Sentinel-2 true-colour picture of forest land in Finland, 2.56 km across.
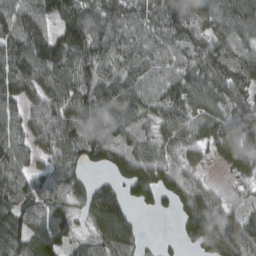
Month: March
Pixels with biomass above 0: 89%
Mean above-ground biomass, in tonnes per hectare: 93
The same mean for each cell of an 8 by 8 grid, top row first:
132 108 127 112 89 109 91 114
118 131 121 96 84 84 103 76
122 114 106 101 97 94 100 100
79 103 113 119 86 89 79 102
105 85 115 147 98 83 70 108
92 80 53 54 123 98 27 54
98 95 63 144 30 46 93 47
111 136 46 121 32 19 99 116
